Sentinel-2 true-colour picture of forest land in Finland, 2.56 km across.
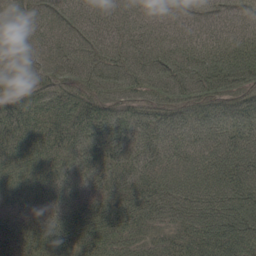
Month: May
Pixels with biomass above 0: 99%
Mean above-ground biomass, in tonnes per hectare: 94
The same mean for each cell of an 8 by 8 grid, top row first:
82 88 82 93 76 60 81 82
79 88 93 98 105 104 105 103
74 75 95 110 117 134 146 131
102 79 99 83 84 92 99 112
77 82 82 96 87 87 93 110
60 65 59 79 90 100 112 121
44 71 86 101 109 108 135 147
58 84 95 98 66 83 130 145
